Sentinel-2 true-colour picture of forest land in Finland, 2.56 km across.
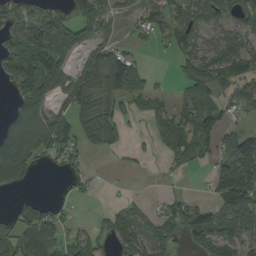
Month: August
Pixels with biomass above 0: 62%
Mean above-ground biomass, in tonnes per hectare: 73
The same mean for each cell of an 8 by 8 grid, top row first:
69 71 68 51 66 84 77 72
133 146 65 67 13 70 77 89
119 126 95 127 68 32 107 87
64 84 78 72 48 63 104 42
136 117 69 57 13 81 70 133
87 6 38 3 6 19 27 154
41 57 8 35 29 69 64 108
88 124 85 70 100 67 99 101
